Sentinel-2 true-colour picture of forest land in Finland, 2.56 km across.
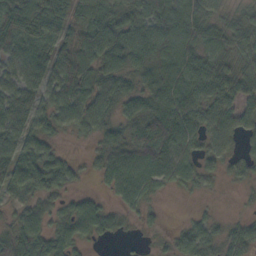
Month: October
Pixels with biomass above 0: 82%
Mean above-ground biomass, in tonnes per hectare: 45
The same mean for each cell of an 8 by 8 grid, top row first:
69 65 48 72 56 87 56 24
54 36 67 83 70 75 50 40
49 44 67 48 38 67 65 51
54 39 56 37 49 65 48 44
48 38 6 48 58 62 32 18
57 79 16 58 50 37 21 18
29 28 42 26 27 0 5 3
68 50 31 15 4 33 37 47
